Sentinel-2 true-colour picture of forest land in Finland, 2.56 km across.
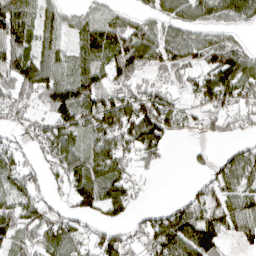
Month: April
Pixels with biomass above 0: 73%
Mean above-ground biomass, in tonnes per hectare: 70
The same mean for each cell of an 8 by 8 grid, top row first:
96 57 41 55 48 69 63 69
106 69 59 100 106 98 98 58
111 107 85 78 53 55 86 102
47 65 88 114 129 74 53 52
31 79 59 98 113 12 23 28
75 43 89 89 21 0 45 92
74 49 54 67 20 47 86 72
65 66 58 76 56 120 121 36
